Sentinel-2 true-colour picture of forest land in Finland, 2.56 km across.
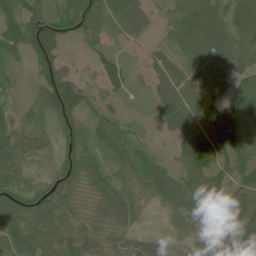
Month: June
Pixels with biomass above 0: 90%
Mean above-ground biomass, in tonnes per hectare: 69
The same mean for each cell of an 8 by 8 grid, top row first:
82 91 118 56 58 69 115 97
64 125 20 29 19 69 125 87
21 86 42 53 23 78 96 59
29 90 82 36 10 99 81 117
97 37 76 91 23 48 114 118
75 45 85 60 70 70 84 64
100 90 33 67 28 58 75 70
79 80 62 40 37 26 96 83
